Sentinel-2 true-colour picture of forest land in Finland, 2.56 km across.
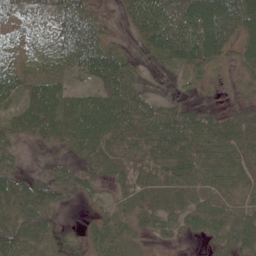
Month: June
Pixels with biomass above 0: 81%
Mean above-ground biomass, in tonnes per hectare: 42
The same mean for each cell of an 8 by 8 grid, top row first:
14 24 50 5 82 81 98 78
8 13 57 31 24 73 76 38
33 41 15 70 9 10 17 17
35 82 60 68 54 41 27 26
25 19 47 55 54 68 62 60
41 26 34 33 41 61 54 44
68 53 5 18 44 43 49 41
81 51 22 40 14 16 21 45
